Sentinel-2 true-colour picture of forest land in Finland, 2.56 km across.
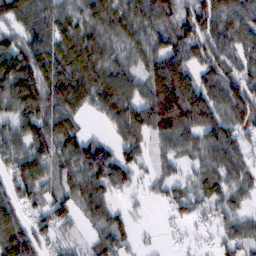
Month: February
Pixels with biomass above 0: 84%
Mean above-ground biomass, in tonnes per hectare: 83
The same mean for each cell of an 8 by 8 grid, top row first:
93 90 66 84 82 91 106 89
102 102 120 61 74 89 89 81
135 104 108 97 83 157 87 93
83 103 64 69 117 211 121 102
94 114 100 63 42 91 84 77
100 79 103 119 34 41 71 81
83 92 72 65 12 54 51 56
139 61 24 76 9 9 15 76
